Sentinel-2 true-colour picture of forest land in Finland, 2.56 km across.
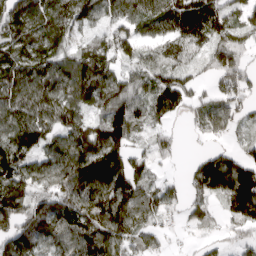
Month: April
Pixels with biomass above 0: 85%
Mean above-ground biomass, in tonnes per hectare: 103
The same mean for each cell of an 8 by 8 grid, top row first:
137 100 114 98 120 166 150 87
110 93 79 116 81 115 92 86
134 121 134 103 86 107 49 108
125 118 94 112 91 70 77 68
154 93 131 151 42 43 29 32
126 119 160 162 95 20 187 164
146 131 135 151 95 49 72 106
140 117 115 113 78 12 29 58
